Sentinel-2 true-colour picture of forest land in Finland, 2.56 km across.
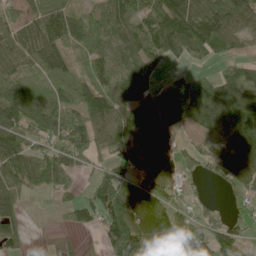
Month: June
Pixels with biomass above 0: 80%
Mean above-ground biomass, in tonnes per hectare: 74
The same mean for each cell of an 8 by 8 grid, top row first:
60 95 49 79 82 118 89 97
84 95 59 60 81 72 70 26
70 58 60 69 93 43 85 92
85 80 98 102 106 156 119 191
102 64 106 71 66 35 27 102
103 98 29 86 48 46 27 59
66 2 57 110 51 68 17 10
64 1 12 99 88 118 118 58
